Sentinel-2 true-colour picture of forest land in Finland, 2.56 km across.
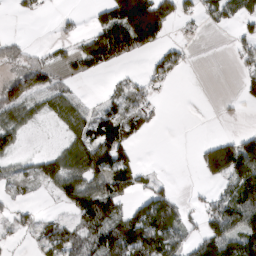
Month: March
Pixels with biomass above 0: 50%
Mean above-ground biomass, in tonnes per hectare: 60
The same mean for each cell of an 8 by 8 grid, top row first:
12 4 10 131 268 82 52 67
41 19 51 119 76 29 0 40
85 58 15 6 29 20 0 29
71 42 56 57 58 0 0 6
49 3 77 114 6 0 63 101
41 88 110 110 21 3 70 130
35 4 99 78 79 60 52 139
21 60 77 112 141 79 109 175
